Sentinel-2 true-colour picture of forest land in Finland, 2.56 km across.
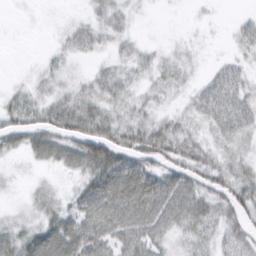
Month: March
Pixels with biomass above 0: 73%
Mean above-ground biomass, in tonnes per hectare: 35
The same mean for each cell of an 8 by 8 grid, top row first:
3 4 7 37 6 1 4 11
1 6 27 22 18 13 4 23
6 21 16 36 21 34 26 40
48 44 47 33 30 19 46 52
32 55 70 75 59 52 27 29
6 6 30 101 90 53 40 45
6 24 45 83 78 68 44 46
38 79 78 56 56 17 22 36
